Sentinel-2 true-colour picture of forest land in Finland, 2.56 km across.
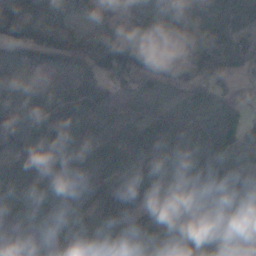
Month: November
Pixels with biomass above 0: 89%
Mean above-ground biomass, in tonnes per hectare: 100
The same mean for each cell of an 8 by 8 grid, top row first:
136 81 55 69 97 110 90 103
86 106 93 147 120 92 133 99
100 65 91 84 87 72 103 43
96 133 121 96 85 97 123 82
94 142 126 104 110 122 151 121
115 97 133 102 108 101 110 85
118 111 100 126 96 122 71 0
103 113 108 120 106 94 72 13
